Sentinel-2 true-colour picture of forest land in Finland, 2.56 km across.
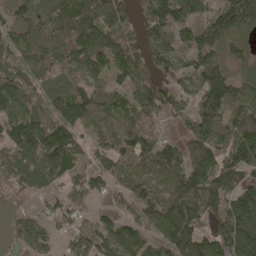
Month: April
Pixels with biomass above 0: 86%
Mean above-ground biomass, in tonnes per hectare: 105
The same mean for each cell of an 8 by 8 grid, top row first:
71 92 116 106 102 148 82 179
73 74 102 133 107 84 120 61
84 73 101 62 116 95 123 76
92 98 131 71 105 69 162 125
152 166 66 91 123 56 143 161
113 121 73 85 129 143 141 145
46 58 66 38 87 162 112 141
65 58 97 92 89 130 97 208
